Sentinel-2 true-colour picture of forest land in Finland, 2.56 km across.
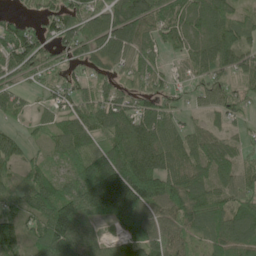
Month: June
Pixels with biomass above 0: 85%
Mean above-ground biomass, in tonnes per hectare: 84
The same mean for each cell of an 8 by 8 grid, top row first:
46 71 98 104 108 87 90 50
141 67 89 96 81 57 79 79
55 46 55 60 71 34 67 53
47 42 88 95 90 52 40 51
55 45 89 94 109 74 95 39
52 72 97 176 186 105 101 101
58 122 106 156 119 114 118 105
103 119 84 46 96 63 76 96
